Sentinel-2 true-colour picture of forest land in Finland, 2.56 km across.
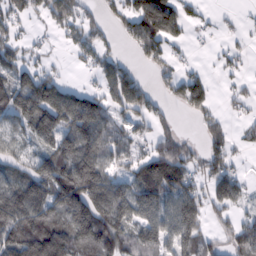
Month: February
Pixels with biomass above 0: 67%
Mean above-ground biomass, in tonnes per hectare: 82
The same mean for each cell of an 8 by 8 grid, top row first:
50 51 73 37 132 105 13 9
60 14 57 26 75 24 4 19
92 82 8 92 38 55 33 21
108 155 156 66 71 23 56 20
52 87 136 81 41 98 71 21
87 145 204 77 125 128 74 46
167 125 159 146 108 125 82 40
139 183 128 142 118 106 64 96
